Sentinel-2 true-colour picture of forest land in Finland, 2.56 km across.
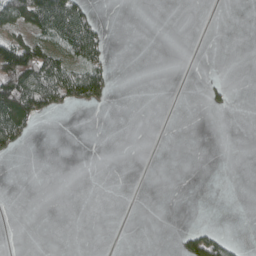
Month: April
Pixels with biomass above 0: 18%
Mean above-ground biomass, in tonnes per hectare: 21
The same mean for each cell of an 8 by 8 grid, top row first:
97 140 84 0 0 0 0 0
119 59 100 16 0 0 0 0
147 110 96 30 0 0 4 0
153 48 9 3 0 0 8 0
44 0 0 0 0 0 0 0
0 0 0 0 0 0 0 0
0 0 0 0 0 0 0 0
0 0 0 0 0 9 62 7
